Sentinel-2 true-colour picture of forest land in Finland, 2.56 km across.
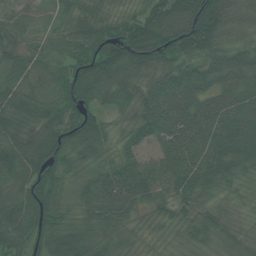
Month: July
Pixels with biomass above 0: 98%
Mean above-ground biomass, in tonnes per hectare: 70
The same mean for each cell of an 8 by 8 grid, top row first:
32 17 55 49 80 131 142 40
41 43 66 92 139 109 86 47
58 51 89 88 72 85 71 79
92 66 74 38 78 96 79 74
88 98 73 48 59 82 88 73
76 71 39 75 95 89 77 51
82 70 43 86 48 51 49 29
68 76 83 56 35 47 52 56
